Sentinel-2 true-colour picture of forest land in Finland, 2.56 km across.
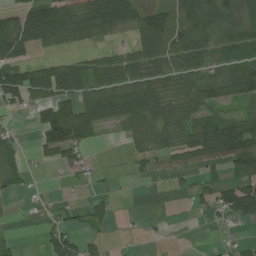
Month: July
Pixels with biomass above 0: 59%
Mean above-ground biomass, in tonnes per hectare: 59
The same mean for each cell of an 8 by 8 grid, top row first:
60 128 69 126 94 108 96 97
81 32 20 23 78 106 81 89
115 122 78 85 80 63 79 113
25 76 93 95 70 59 57 39
26 84 75 3 33 59 149 175
41 3 23 6 23 25 27 74
5 13 23 29 1 1 37 152
15 46 49 7 3 0 2 15
